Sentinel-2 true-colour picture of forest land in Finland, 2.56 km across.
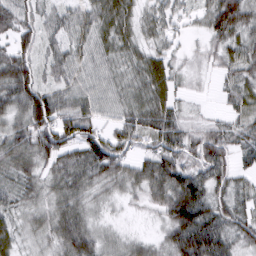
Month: March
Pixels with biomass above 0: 91%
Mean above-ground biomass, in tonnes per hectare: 49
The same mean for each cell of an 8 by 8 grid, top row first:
59 29 38 65 34 32 51 75
51 31 41 50 39 19 31 50
88 32 39 37 59 33 9 41
57 91 62 30 64 38 10 32
58 69 65 57 44 72 74 44
45 44 67 56 58 77 61 34
39 45 54 18 23 89 67 44
39 39 75 28 25 67 87 45
